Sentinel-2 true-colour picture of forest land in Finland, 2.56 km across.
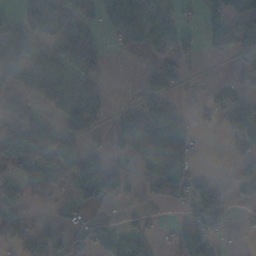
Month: November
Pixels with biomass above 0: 50%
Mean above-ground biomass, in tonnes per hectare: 56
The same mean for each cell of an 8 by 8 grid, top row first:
33 113 78 97 85 39 64 129
87 70 164 25 36 57 35 83
55 73 53 1 14 33 1 17
46 23 82 16 55 66 18 51
73 74 38 42 205 143 3 33
39 29 123 81 58 131 10 48
60 6 44 9 5 12 108 12
55 81 53 63 33 42 58 3
